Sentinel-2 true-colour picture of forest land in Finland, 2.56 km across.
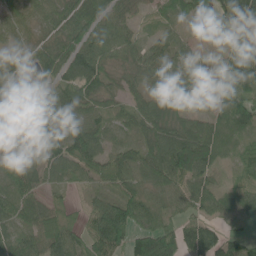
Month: June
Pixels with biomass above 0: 88%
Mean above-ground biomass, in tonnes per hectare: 61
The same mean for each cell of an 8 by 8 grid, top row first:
40 45 73 61 19 47 69 112
28 56 79 60 50 51 13 60
31 40 77 31 54 67 52 71
85 33 55 28 62 70 56 89
47 66 94 38 61 107 108 36
90 40 43 73 52 85 46 32
60 66 27 103 70 36 48 52
67 97 54 107 120 102 89 39
